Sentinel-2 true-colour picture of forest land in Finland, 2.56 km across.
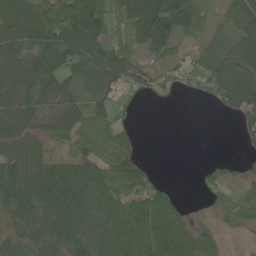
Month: June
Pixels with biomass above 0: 75%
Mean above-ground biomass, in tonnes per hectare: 61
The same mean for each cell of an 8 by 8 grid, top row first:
90 121 200 80 117 92 18 76
68 80 82 84 46 34 28 86
60 77 56 78 48 26 56 123
51 43 54 48 2 0 2 59
55 30 36 39 7 0 0 10
85 99 99 96 75 1 26 24
88 101 98 85 118 40 9 59
68 80 74 87 91 87 40 4
